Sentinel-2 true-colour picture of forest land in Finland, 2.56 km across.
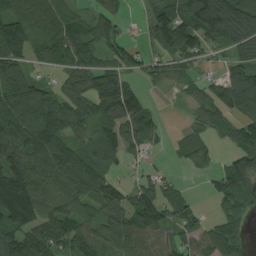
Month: August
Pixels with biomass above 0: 79%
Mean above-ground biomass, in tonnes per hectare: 89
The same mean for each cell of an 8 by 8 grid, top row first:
84 66 40 60 43 128 196 163
139 79 111 82 44 129 70 100
108 32 90 124 46 62 43 117
130 116 91 123 91 6 68 85
130 143 70 75 66 21 42 82
167 113 118 48 44 19 40 124
235 104 78 88 155 87 11 67
120 97 109 84 87 77 90 55
